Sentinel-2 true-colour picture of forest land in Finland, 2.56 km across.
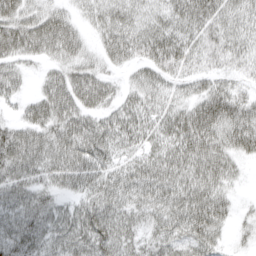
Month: April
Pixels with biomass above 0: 86%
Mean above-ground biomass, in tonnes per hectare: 51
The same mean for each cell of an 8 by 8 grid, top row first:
72 59 24 44 37 52 59 43
69 56 41 52 53 61 52 44
41 40 63 27 42 32 35 23
16 66 66 47 53 48 81 59
80 65 73 54 40 61 79 60
58 46 65 51 60 63 63 16
54 45 51 56 46 59 79 12
53 50 57 60 36 47 52 9
